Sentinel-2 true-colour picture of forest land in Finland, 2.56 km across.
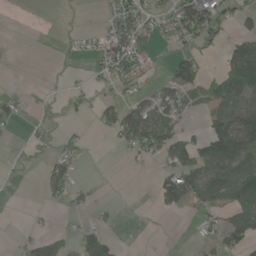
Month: June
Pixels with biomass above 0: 38%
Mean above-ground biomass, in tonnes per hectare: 35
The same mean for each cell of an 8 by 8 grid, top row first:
0 0 0 26 38 54 75 26
0 0 8 66 42 17 19 55
0 0 6 37 24 69 47 91
24 3 10 36 50 36 40 79
2 7 17 7 78 70 104 141
2 39 8 0 2 71 115 159
0 10 16 7 0 27 68 110
9 39 35 24 1 0 17 72
